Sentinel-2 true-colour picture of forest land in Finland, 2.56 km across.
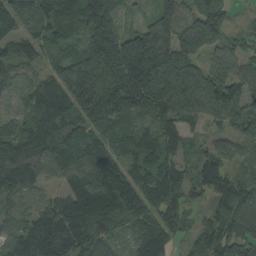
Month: August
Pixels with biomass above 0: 96%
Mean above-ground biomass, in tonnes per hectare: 114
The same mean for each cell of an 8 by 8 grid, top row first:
142 105 112 91 36 115 110 10
96 83 79 193 230 172 88 73
69 79 138 127 214 165 118 109
58 141 102 138 109 128 107 143
112 122 139 106 132 90 47 67
131 50 160 144 147 106 119 69
52 81 160 149 115 92 58 180
101 183 139 68 114 59 124 194
